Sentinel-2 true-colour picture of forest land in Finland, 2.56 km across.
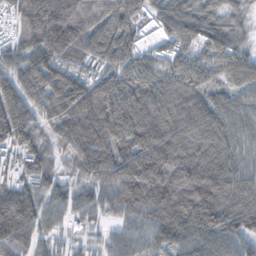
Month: October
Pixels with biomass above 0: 93%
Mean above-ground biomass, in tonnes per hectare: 92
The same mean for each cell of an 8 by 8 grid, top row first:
80 125 125 107 51 104 76 39
62 132 113 110 42 64 79 57
84 128 96 95 86 90 54 67
110 81 120 130 132 113 106 71
91 57 111 115 138 115 110 67
64 81 67 105 161 128 141 100
140 56 58 59 105 136 136 112
98 37 35 42 61 78 86 78
